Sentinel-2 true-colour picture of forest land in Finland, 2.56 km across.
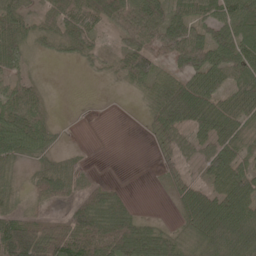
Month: May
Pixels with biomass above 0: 73%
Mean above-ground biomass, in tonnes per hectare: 48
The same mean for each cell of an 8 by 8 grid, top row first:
56 34 93 87 96 52 52 80
51 19 43 19 60 78 68 65
34 7 2 14 53 48 73 52
73 26 0 0 18 58 60 57
75 37 2 0 2 42 45 47
21 67 33 1 0 24 39 54
35 27 72 68 4 17 66 70
140 93 112 104 88 37 55 67
